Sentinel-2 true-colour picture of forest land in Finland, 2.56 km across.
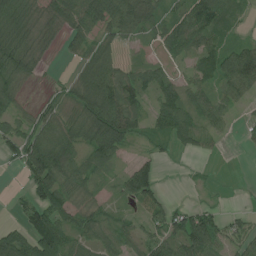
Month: July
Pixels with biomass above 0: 74%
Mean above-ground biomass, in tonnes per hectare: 52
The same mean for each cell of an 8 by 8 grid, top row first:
68 55 100 89 80 57 96 24
73 30 32 42 12 61 58 53
54 5 48 79 52 39 53 98
39 41 60 120 47 88 57 14
67 93 69 93 18 37 23 6
7 126 59 20 76 1 5 0
17 86 39 17 32 35 28 8
81 114 47 47 46 67 103 60
